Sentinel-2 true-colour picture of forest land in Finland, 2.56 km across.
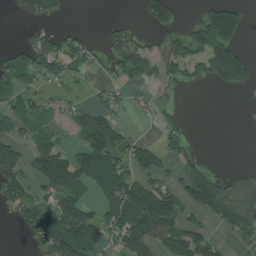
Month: July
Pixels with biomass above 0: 49%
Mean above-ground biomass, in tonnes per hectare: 77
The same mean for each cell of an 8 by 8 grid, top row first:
31 77 0 7 58 53 113 88
41 101 74 70 66 89 177 74
97 58 28 35 71 45 92 124
75 53 47 69 18 19 0 0
82 92 76 157 58 65 0 0
102 164 130 144 76 43 98 32
85 97 121 118 208 100 117 112
3 130 160 66 128 110 72 53
